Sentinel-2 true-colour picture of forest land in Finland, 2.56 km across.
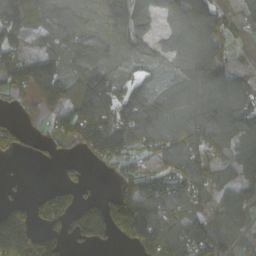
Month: October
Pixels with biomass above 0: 72%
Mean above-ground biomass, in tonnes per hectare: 80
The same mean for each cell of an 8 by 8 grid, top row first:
151 87 86 94 59 62 55 20
90 65 108 72 43 59 56 10
111 213 89 68 44 38 100 43
10 42 136 105 150 76 102 102
50 19 72 172 81 102 94 89
2 0 23 19 106 139 83 51
90 81 62 100 138 80 54 79
252 52 51 37 111 133 130 37
